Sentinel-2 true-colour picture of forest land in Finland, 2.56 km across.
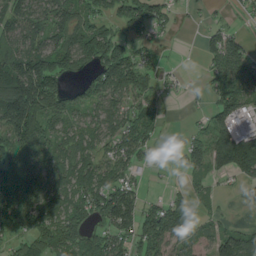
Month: August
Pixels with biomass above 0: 74%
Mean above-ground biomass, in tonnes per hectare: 85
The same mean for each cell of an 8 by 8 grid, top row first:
79 74 91 76 120 30 13 13
89 89 131 141 37 4 55 74
147 185 63 136 86 13 39 112
205 142 59 82 96 1 51 104
115 83 75 61 99 26 109 190
135 109 91 97 19 9 51 67
142 114 108 165 94 80 18 10
68 123 112 99 99 64 48 91
